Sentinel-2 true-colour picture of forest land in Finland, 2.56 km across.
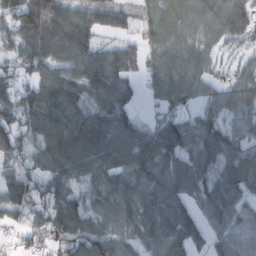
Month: October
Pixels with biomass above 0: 85%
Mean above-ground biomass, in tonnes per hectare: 70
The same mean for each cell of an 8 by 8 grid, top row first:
100 121 66 49 31 59 77 90
65 85 88 51 42 80 41 31
51 82 94 107 33 86 44 58
73 115 93 101 12 41 43 55
70 91 127 129 107 106 84 61
59 69 60 72 67 86 64 80
24 62 58 42 81 97 63 57
21 33 73 72 69 103 53 56
